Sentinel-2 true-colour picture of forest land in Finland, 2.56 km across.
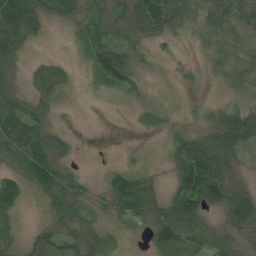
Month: July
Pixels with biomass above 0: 67%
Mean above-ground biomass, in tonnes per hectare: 40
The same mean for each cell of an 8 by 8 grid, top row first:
119 43 34 43 109 56 53 52
52 1 17 64 19 10 29 38
21 61 5 66 22 2 9 33
63 23 1 1 14 3 12 65
61 58 1 0 0 30 56 79
32 74 15 31 24 47 136 28
35 21 28 23 63 81 81 112
23 47 44 21 10 104 38 26
